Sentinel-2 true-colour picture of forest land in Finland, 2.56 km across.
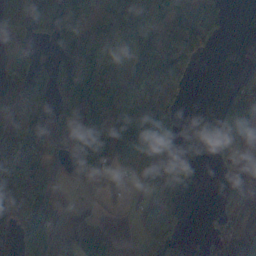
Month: November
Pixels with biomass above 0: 66%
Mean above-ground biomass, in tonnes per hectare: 71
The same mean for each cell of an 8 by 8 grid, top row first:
159 121 64 73 37 67 81 0
79 23 83 42 68 156 38 0
67 103 129 92 114 82 0 38
66 100 135 116 112 38 0 129
97 85 105 165 109 36 5 113
110 59 31 34 75 58 0 107
75 74 8 9 45 35 6 106
77 117 97 48 38 57 39 129
